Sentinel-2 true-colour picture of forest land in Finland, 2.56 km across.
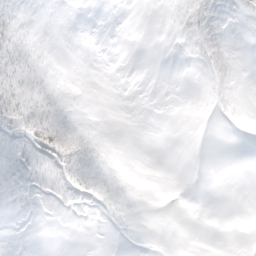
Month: March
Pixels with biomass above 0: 32%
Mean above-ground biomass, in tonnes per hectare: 5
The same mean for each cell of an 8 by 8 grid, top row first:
8 2 0 0 0 5 13 7
17 3 0 0 0 1 15 1
26 15 4 0 0 0 9 3
27 23 6 0 0 0 2 4
14 39 24 1 0 0 0 0
9 13 21 7 1 0 0 0
2 2 6 9 1 0 0 0
0 0 0 1 0 0 0 0
